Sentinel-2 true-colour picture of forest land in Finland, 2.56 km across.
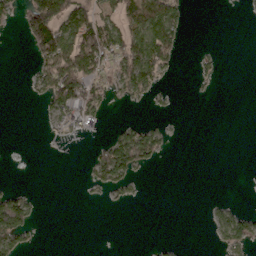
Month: March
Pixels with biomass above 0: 28%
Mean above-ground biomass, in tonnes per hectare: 29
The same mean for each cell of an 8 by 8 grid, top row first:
31 145 90 50 85 45 0 1
0 111 116 85 97 31 5 0
0 76 101 46 80 7 12 0
0 34 81 6 6 4 0 0
0 6 9 62 85 5 0 0
0 0 5 73 9 0 0 0
104 1 0 6 0 0 9 17
67 0 0 0 0 4 4 50
